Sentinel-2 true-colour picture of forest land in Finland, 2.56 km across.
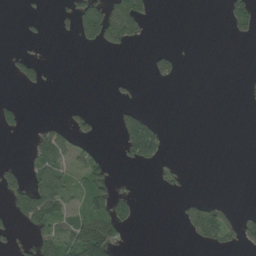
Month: August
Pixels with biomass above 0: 22%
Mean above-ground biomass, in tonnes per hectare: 21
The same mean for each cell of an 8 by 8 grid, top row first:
1 6 57 82 43 0 0 48
5 0 10 24 4 8 0 0
21 11 0 5 3 21 0 1
26 0 14 7 26 0 0 0
0 56 26 1 139 0 0 0
31 63 39 25 0 11 0 0
34 81 29 73 1 6 36 6
16 43 81 66 0 0 31 32
